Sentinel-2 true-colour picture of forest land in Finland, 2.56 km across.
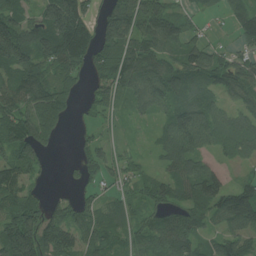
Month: July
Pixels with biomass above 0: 82%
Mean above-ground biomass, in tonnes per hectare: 84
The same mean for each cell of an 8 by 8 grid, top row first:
88 124 145 108 130 70 23 64
195 144 173 125 101 68 67 45
91 79 56 121 107 101 74 105
104 130 28 47 45 93 79 60
125 62 32 41 14 96 48 65
88 16 41 43 32 77 94 28
99 58 66 53 50 74 96 170
193 138 80 64 73 129 45 76
